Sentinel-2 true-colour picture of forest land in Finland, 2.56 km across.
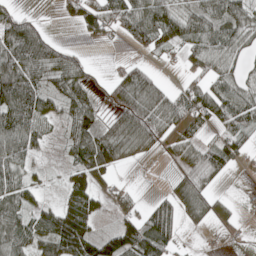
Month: May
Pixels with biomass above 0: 70%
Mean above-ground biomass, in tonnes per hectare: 66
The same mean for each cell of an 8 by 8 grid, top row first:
54 4 63 88 114 89 94 84
123 91 19 8 45 52 101 62
127 71 80 37 82 12 61 50
124 77 98 49 104 78 95 104
107 35 99 109 65 51 55 74
74 19 63 30 0 42 71 12
73 42 103 33 31 65 58 9
83 87 125 75 117 43 2 8
